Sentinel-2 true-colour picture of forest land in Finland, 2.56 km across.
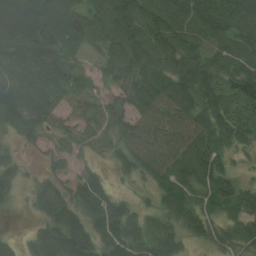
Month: July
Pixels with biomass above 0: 88%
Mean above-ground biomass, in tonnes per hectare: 73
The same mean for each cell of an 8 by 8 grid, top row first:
125 125 92 105 130 100 106 85
101 92 49 75 103 83 67 77
106 101 35 43 81 87 80 108
94 81 55 75 73 81 78 75
26 24 43 61 68 64 76 43
50 33 58 38 53 74 91 33
14 83 81 90 37 73 62 57
24 80 130 73 95 51 71 51
